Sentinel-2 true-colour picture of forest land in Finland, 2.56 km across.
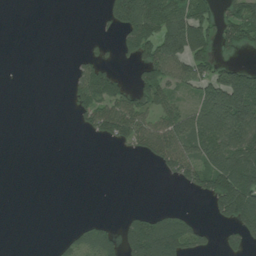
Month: July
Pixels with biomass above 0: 40%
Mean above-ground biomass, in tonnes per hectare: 54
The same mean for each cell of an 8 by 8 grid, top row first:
0 0 0 72 168 107 67 99
0 0 3 17 140 157 71 60
0 0 61 55 78 84 82 108
0 0 46 112 75 72 123 173
0 0 0 30 71 104 106 133
0 0 0 0 0 49 108 163
0 0 0 0 8 11 27 184
0 1 38 37 144 125 28 53
